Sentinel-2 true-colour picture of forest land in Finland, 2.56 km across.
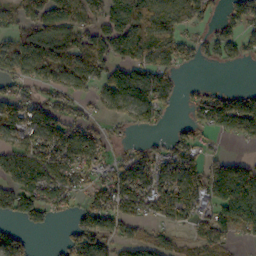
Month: October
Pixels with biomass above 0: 69%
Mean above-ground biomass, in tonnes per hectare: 80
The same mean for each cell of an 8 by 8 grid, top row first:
68 114 95 105 118 118 50 69
77 93 109 106 117 89 52 65
80 70 99 105 125 46 6 0
89 95 48 53 116 19 102 123
77 116 104 35 28 64 23 28
117 122 78 65 103 114 82 120
100 87 53 100 77 134 80 170
67 2 90 76 55 28 74 34
